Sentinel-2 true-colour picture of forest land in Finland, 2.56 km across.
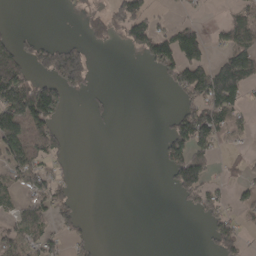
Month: April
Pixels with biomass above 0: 35%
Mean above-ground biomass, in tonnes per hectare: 46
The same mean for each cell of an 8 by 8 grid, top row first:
0 0 28 85 80 13 4 46
63 69 60 17 78 128 50 93
118 62 93 0 0 80 135 122
116 111 0 16 0 42 111 44
100 73 0 0 0 107 85 19
41 56 2 0 0 85 63 30
40 66 24 0 0 9 58 43
41 45 23 0 0 0 25 44
